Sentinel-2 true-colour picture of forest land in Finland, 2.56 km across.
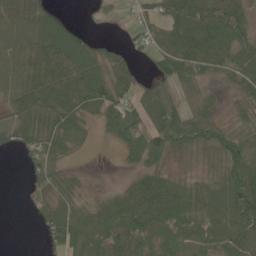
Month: June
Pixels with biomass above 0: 76%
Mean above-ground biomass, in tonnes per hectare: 54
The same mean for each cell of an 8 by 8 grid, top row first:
56 52 4 15 28 72 87 65
49 61 69 27 24 86 86 69
58 62 70 73 23 68 32 63
50 68 59 55 67 77 48 32
31 69 31 17 83 88 80 86
0 72 15 1 52 28 48 106
0 49 49 61 87 76 71 106
0 27 68 68 47 38 62 83
